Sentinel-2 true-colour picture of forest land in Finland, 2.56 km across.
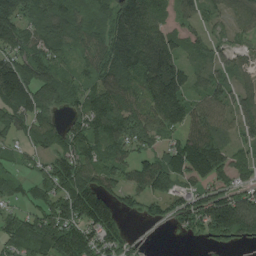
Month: August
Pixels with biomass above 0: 85%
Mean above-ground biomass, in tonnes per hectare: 103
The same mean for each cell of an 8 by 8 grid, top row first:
124 120 90 110 151 171 53 84
94 85 61 117 142 141 78 53
176 95 50 103 121 167 90 52
104 61 69 149 117 128 99 102
36 72 123 125 87 117 193 73
36 85 132 81 120 122 190 72
42 94 173 104 55 95 164 225
88 133 140 83 11 6 51 86
